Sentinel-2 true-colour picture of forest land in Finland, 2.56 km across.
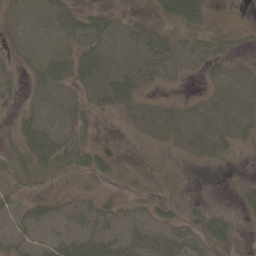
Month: May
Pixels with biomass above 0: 60%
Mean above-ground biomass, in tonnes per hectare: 17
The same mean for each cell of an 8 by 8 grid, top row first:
22 34 28 25 10 36 14 1
10 10 25 17 26 22 19 7
14 34 21 29 13 8 10 13
14 14 19 15 12 8 6 11
22 44 19 2 4 9 11 9
20 21 15 13 13 6 3 5
21 20 18 18 11 9 10 7
17 12 31 30 31 38 24 8
